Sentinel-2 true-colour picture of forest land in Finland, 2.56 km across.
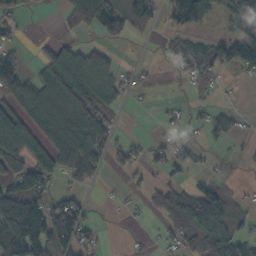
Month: October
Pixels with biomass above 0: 52%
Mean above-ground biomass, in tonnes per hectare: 55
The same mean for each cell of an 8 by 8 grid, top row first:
27 1 64 96 69 64 63 132
30 37 58 27 1 41 53 119
102 74 86 52 18 14 57 13
56 80 83 32 3 16 26 14
114 66 110 73 27 52 17 11
69 66 90 13 21 25 19 4
174 91 54 4 17 91 105 29
178 128 82 1 7 40 83 71
